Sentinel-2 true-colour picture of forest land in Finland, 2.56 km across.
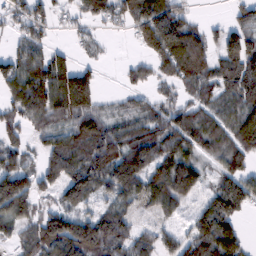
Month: February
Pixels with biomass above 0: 74%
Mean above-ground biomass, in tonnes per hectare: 75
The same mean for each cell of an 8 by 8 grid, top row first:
59 60 55 71 121 99 8 43
49 38 27 7 63 169 91 137
106 110 1 1 49 90 102 137
80 121 70 44 64 85 77 97
60 60 113 123 118 102 80 96
126 47 44 44 38 45 20 76
134 47 43 42 16 24 85 82
59 153 187 120 52 25 123 77
